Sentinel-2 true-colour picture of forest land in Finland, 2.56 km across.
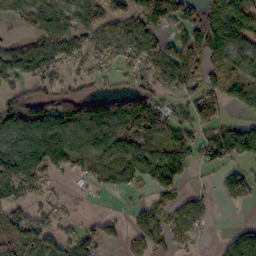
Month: October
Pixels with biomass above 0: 70%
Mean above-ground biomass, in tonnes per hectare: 85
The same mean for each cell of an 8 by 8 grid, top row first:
72 101 96 98 143 121 126 121
54 112 80 69 84 76 186 84
81 98 47 33 71 116 109 92
130 123 111 93 136 63 86 34
128 175 70 109 103 88 111 167
164 81 40 57 70 90 9 71
71 55 8 6 44 67 48 24
96 78 98 41 74 67 13 65
